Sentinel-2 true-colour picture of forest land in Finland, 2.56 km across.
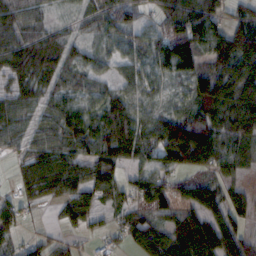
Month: October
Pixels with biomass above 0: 82%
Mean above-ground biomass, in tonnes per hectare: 58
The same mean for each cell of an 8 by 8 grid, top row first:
56 29 25 69 29 79 76 48
60 65 32 34 46 116 68 101
42 40 41 39 42 42 83 67
45 41 59 83 46 54 62 84
25 48 63 87 81 158 127 55
19 67 65 60 57 61 53 28
46 14 67 37 61 60 92 54
28 36 23 33 70 75 109 73
